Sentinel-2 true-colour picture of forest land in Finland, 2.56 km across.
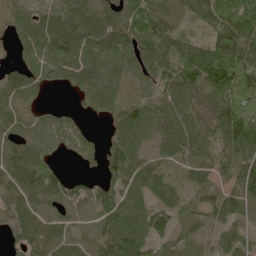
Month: June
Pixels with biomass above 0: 86%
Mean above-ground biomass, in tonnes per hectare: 62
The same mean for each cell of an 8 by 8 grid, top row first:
52 65 80 68 65 58 59 98
34 77 86 82 61 71 78 135
70 48 73 77 47 83 92 100
65 23 19 49 50 57 67 107
57 43 49 63 33 57 54 129
82 68 23 79 64 20 46 76
69 52 45 71 47 35 61 66
38 69 52 73 59 43 22 35
